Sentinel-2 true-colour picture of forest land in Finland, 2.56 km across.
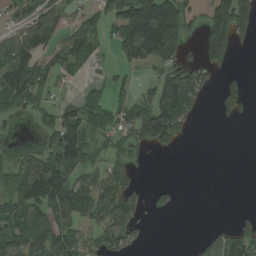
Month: August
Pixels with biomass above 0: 52%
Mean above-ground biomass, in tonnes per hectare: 65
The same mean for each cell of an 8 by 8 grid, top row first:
47 84 45 88 212 151 87 155
110 68 86 41 195 91 117 24
125 57 20 34 19 105 50 27
45 34 81 51 79 144 4 48
7 55 114 36 46 42 0 0
67 166 60 67 3 0 0 0
109 98 94 102 29 15 0 2
100 102 69 79 14 0 46 99
